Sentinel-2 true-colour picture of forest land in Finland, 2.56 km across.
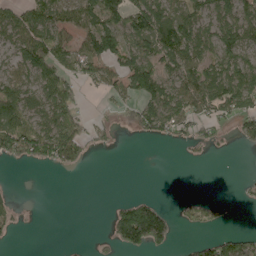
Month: May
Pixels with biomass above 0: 52%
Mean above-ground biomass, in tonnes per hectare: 58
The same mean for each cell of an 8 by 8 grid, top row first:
54 60 71 104 130 70 68 84
85 126 73 110 72 112 74 97
82 104 67 60 140 74 96 128
98 116 45 18 76 85 59 83
106 113 68 14 8 18 29 22
0 1 2 0 0 0 0 4
18 0 0 29 125 14 38 7
6 0 0 47 166 33 32 57
